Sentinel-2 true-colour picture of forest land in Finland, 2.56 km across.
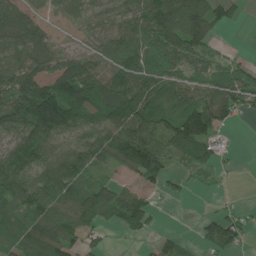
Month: June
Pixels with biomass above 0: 77%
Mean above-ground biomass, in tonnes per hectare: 80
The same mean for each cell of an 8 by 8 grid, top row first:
103 33 50 59 108 153 124 19
101 87 40 87 130 131 71 4
114 110 157 101 114 58 84 89
131 230 131 130 111 83 128 56
88 99 64 107 146 106 81 4
98 80 72 25 95 32 28 4
60 89 101 98 89 1 4 20
49 109 65 11 13 29 54 50
